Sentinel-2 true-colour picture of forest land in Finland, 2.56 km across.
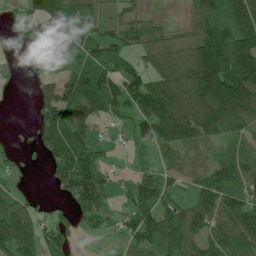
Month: July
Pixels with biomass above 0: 75%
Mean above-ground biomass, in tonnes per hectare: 88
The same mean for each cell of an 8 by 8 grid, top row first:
21 117 132 29 30 5 113 151
5 81 98 93 69 95 192 198
4 44 122 108 117 151 202 238
0 87 95 63 119 198 159 154
9 90 125 24 73 110 56 55
23 23 160 38 75 49 70 99
104 23 99 50 94 59 102 111
166 68 15 19 87 111 75 103
